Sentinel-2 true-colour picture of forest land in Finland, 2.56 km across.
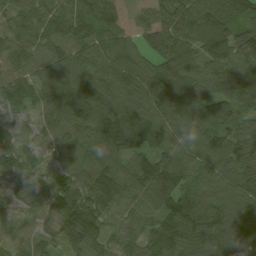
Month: August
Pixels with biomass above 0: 98%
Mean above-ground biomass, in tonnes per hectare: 97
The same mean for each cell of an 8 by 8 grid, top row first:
87 100 102 67 37 114 115 85
85 93 102 96 70 133 105 110
97 89 96 94 115 122 90 100
53 82 92 129 130 126 117 71
68 52 93 138 124 98 92 87
87 61 78 138 131 119 88 100
49 66 145 113 92 105 113 112
63 60 112 70 95 119 115 112
